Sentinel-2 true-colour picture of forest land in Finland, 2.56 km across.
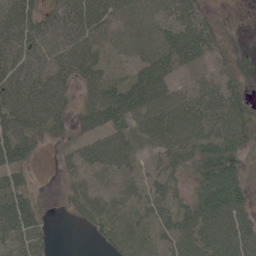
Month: June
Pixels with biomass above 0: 82%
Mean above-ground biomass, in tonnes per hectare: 48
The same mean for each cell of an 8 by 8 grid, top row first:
76 38 70 53 49 50 30 4
59 55 66 32 50 76 55 14
66 62 36 36 75 40 39 27
77 73 27 91 72 69 61 53
70 16 36 60 26 54 74 53
34 2 26 30 31 32 82 64
77 11 23 28 35 40 92 63
47 15 0 29 20 53 74 69
